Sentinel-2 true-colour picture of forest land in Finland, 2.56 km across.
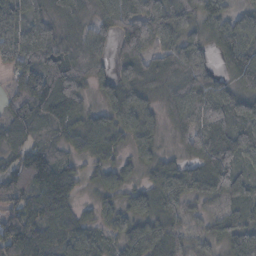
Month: November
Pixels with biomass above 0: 92%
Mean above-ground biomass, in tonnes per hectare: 89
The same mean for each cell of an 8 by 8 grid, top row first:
90 68 56 99 161 143 122 52
148 114 80 59 89 118 84 133
84 138 73 80 89 88 103 99
87 120 98 80 86 76 120 102
76 70 78 69 68 34 139 98
88 152 54 61 42 96 109 50
96 130 44 52 77 79 36 49
157 107 89 52 112 71 53 96
